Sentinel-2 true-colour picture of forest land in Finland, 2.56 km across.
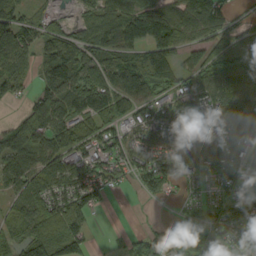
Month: September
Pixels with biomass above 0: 80%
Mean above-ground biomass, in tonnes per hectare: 90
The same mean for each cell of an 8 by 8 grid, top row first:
61 41 39 106 161 85 146 41
103 91 107 130 144 102 76 113
97 83 115 132 162 90 92 154
15 125 140 129 79 102 94 161
96 101 103 110 99 100 89 117
48 104 99 74 76 81 73 57
65 108 87 9 4 21 80 107
60 105 72 4 64 84 74 81
